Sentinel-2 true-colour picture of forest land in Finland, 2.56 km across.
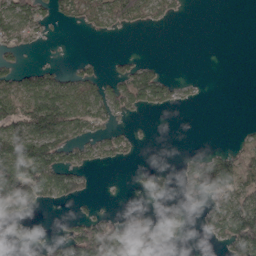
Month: April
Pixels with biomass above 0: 41%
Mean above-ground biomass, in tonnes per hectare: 58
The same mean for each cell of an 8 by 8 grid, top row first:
171 72 111 159 126 38 0 0
81 10 0 0 0 0 0 0
82 90 89 53 108 30 3 0
124 179 152 89 36 11 0 0
144 152 81 79 6 0 3 20
125 120 58 1 15 24 150 78
74 23 13 7 14 29 51 94
24 21 124 125 95 28 22 101
